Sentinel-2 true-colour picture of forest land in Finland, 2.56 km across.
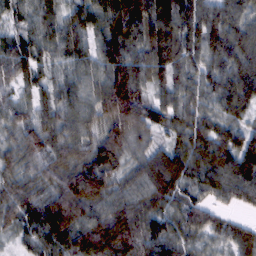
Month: February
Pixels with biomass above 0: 97%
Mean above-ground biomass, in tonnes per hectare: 86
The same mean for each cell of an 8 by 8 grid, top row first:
45 59 64 108 120 125 101 78
82 68 62 140 77 120 100 100
76 59 61 139 73 78 75 101
70 78 84 138 97 76 57 61
68 104 86 104 48 57 90 93
75 80 125 80 87 113 88 120
99 128 124 88 84 58 54 34
30 91 100 127 103 79 38 64
